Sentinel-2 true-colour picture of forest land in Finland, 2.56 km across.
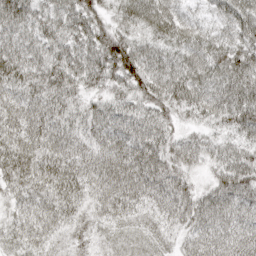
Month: April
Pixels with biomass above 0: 99%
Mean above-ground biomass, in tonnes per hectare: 55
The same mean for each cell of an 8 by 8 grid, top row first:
68 51 68 39 62 52 31 64
56 60 56 104 49 51 54 66
61 68 63 61 79 63 55 73
55 64 51 55 60 49 49 77
61 56 51 51 64 50 41 54
70 65 58 57 66 58 31 76
32 47 46 47 43 61 56 50
42 42 37 41 42 32 45 55
